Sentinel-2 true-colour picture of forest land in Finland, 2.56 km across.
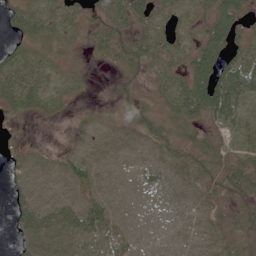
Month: June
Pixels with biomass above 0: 76%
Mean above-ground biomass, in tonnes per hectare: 29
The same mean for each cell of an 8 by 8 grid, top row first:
29 37 25 43 43 26 37 39
28 23 10 34 49 29 55 35
56 38 15 8 16 30 66 77
25 25 5 8 34 34 58 47
10 5 12 17 17 36 32 26
24 32 38 7 12 20 31 51
29 47 48 19 2 5 18 25
17 58 48 37 2 4 12 31
